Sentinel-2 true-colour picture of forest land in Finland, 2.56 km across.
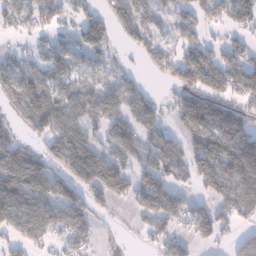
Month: January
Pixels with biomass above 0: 66%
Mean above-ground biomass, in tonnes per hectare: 73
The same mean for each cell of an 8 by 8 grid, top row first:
42 52 56 60 58 45 47 65
12 48 65 36 69 48 58 69
75 64 50 44 20 81 117 136
55 125 79 65 81 74 154 75
84 84 99 36 56 53 113 130
143 103 113 109 57 51 105 164
129 98 103 39 86 84 43 94
56 58 83 9 21 59 41 67
